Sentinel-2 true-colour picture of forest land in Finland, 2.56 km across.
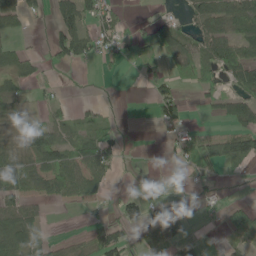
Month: May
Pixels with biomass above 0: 50%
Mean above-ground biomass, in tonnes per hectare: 38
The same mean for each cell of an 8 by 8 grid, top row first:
57 22 80 41 8 25 62 69
30 34 77 38 25 67 62 58
43 16 1 6 22 27 34 64
37 20 24 5 0 52 13 72
38 82 62 50 1 31 50 81
84 67 77 30 3 3 19 8
54 12 14 20 73 17 11 35
59 25 21 76 36 48 4 25
